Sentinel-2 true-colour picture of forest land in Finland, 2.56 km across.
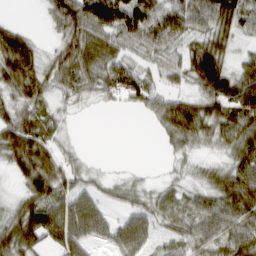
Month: March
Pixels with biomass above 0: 79%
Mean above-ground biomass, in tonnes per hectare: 52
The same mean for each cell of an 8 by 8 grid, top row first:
3 29 84 92 81 62 65 66
93 19 75 54 42 38 71 22
91 56 58 64 49 30 94 64
56 41 12 5 25 84 68 88
101 68 8 0 0 34 30 71
33 101 36 11 7 16 28 81
48 89 69 21 37 36 52 80
79 62 64 45 46 43 56 74
